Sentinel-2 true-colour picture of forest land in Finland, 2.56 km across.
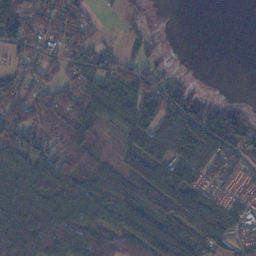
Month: November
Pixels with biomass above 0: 74%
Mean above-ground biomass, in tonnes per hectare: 62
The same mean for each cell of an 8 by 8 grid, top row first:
76 64 57 5 19 0 0 0
45 42 67 17 29 1 0 0
53 42 66 79 66 33 1 0
76 82 98 69 116 109 70 47
89 61 81 8 86 92 84 76
76 87 76 54 79 77 54 41
97 79 83 70 58 95 109 46
129 136 106 74 108 82 73 41
